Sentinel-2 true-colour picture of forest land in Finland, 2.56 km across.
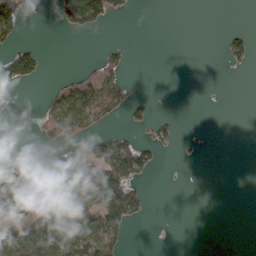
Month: March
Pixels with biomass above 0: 29%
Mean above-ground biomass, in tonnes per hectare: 34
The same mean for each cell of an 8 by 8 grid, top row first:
75 1 94 39 0 0 0 0
48 2 0 12 0 0 0 37
80 8 48 60 1 0 0 0
0 49 84 48 15 3 1 0
0 24 40 67 28 10 0 0
127 157 88 95 23 0 0 0
118 110 73 82 21 0 0 0
98 140 91 48 0 0 0 0
